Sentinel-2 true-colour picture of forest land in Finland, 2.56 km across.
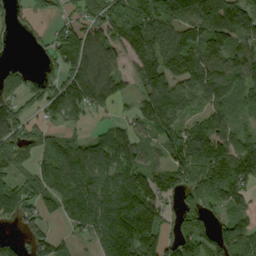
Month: September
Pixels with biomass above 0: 77%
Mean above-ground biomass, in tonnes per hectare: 107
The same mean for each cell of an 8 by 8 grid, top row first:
33 38 68 110 126 115 148 157
5 59 136 109 156 145 135 125
66 60 132 98 115 84 134 105
92 93 78 40 97 116 96 69
124 67 77 130 69 150 205 107
69 111 129 124 129 127 157 171
120 74 142 160 163 60 81 86
41 90 37 172 186 114 98 156
